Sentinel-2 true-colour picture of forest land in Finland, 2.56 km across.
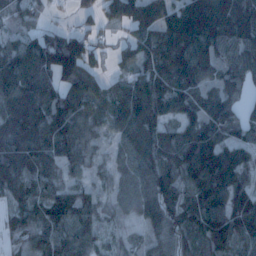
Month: January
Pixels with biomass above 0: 88%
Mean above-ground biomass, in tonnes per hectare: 77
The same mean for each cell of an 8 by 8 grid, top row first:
57 25 29 52 82 107 175 140
61 122 112 29 85 121 104 99
104 67 102 45 79 100 68 59
93 92 77 76 121 60 80 52
117 87 70 31 95 88 117 95
88 64 33 31 64 70 134 79
42 91 80 24 54 74 111 100
20 71 74 23 23 46 79 77
